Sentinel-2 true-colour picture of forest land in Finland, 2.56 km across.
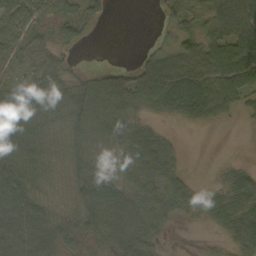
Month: October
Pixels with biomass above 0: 78%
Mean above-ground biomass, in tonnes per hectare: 56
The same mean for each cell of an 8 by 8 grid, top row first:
51 40 42 6 0 45 53 116
52 34 15 0 9 49 74 92
27 54 36 52 79 94 80 85
92 74 92 67 32 50 59 22
100 52 59 60 98 17 0 0
111 45 59 60 83 51 2 38
101 49 68 102 82 55 45 61
117 95 84 83 69 1 3 59
